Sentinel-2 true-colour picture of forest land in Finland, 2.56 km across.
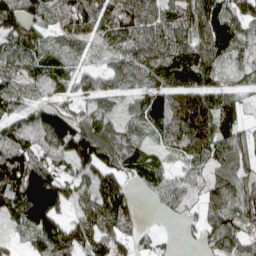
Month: April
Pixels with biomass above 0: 86%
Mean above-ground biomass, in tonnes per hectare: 95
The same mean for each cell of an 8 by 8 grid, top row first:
128 102 147 151 128 117 174 111
113 62 44 62 108 125 142 77
64 67 22 17 56 107 82 44
66 98 66 29 50 145 164 85
138 95 161 119 52 83 141 96
196 149 87 109 73 49 71 98
123 183 71 151 13 49 70 118
29 174 125 104 39 15 69 84
